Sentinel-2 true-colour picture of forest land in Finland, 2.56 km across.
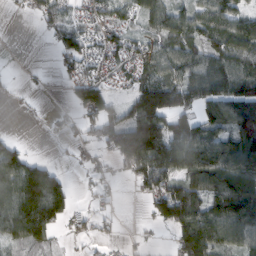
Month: February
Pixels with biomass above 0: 68%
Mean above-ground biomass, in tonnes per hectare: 68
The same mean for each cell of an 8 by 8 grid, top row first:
7 60 29 41 55 70 75 72
1 9 77 42 45 72 70 100
4 3 60 21 60 75 110 111
3 5 52 72 130 87 61 124
35 1 22 94 200 122 122 126
125 102 7 16 85 100 136 130
120 137 15 11 16 130 98 152
58 52 17 12 8 58 134 81
